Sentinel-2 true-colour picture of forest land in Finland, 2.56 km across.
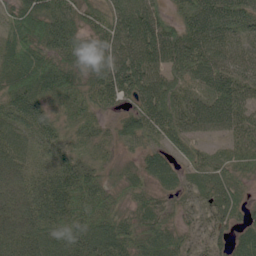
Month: June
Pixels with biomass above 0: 93%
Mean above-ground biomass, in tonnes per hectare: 56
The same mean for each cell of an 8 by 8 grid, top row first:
56 83 56 68 90 45 97 78
62 69 63 79 84 90 85 53
58 67 52 75 74 46 64 60
51 33 43 26 68 57 72 63
54 36 29 28 48 37 25 43
75 45 62 25 47 41 42 33
83 64 69 49 41 31 36 27
94 53 60 71 66 55 36 43
